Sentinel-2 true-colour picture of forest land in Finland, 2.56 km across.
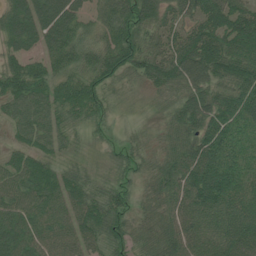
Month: July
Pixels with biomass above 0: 92%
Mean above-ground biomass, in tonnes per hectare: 70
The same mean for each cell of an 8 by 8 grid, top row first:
87 105 58 76 78 65 97 104
58 64 63 81 74 87 124 104
82 68 63 51 51 81 94 94
63 67 65 25 7 57 100 80
39 52 17 23 28 61 95 57
73 73 46 26 33 82 113 63
84 74 80 73 36 75 102 79
93 77 78 60 51 84 82 107
